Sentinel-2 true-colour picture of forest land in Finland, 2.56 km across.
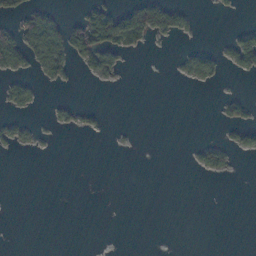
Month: November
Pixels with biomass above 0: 16%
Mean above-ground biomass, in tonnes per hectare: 13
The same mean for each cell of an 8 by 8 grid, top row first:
34 41 22 57 61 40 1 2
61 76 64 53 14 4 13 59
23 19 5 11 0 7 25 5
14 5 19 1 0 0 0 22
25 2 0 2 0 0 25 23
0 0 0 0 0 0 12 1
0 0 0 0 0 0 0 0
0 0 0 0 0 0 0 0
